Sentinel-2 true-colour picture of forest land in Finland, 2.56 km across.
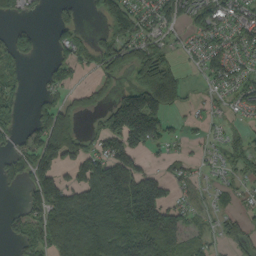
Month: September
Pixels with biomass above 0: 63%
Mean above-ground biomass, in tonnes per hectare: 81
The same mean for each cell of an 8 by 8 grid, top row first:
36 14 27 105 73 102 100 62
100 19 77 95 86 25 60 52
56 51 29 45 119 108 40 65
57 112 60 102 205 34 23 33
56 177 79 110 89 23 25 39
86 123 100 180 111 38 19 48
19 164 186 158 207 81 34 37
56 157 158 124 144 104 35 72
